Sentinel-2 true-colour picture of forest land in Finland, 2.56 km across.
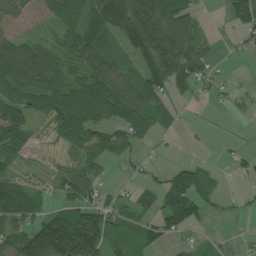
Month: July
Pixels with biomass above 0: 66%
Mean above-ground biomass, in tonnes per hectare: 66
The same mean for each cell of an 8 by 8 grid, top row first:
59 56 58 122 137 124 6 106
101 61 106 67 94 131 38 16
103 88 74 92 70 80 46 3
100 96 119 86 77 27 6 11
106 19 82 62 32 3 4 10
43 26 83 9 20 75 57 19
120 41 90 64 37 140 33 8
107 217 200 72 64 28 12 4
